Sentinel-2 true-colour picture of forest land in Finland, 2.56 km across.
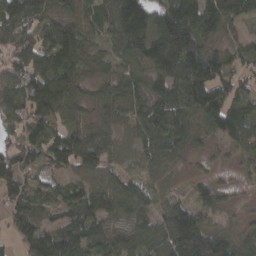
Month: March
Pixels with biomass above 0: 88%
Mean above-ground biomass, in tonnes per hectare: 83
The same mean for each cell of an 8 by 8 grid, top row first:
106 81 67 99 135 151 131 74
91 114 104 39 120 168 101 51
92 128 80 56 68 93 143 59
70 94 51 64 88 100 118 88
86 103 136 70 86 88 33 72
79 38 60 52 40 23 28 15
55 43 85 66 58 98 72 17
40 87 99 70 80 164 170 73
